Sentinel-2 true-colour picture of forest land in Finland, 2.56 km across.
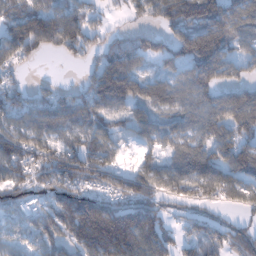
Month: January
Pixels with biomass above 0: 79%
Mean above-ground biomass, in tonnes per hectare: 105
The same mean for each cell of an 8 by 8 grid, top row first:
86 117 102 23 69 133 171 116
115 74 104 93 94 114 156 68
35 14 28 202 102 81 112 60
96 109 122 101 79 95 129 164
127 97 117 74 56 87 117 110
98 112 137 95 105 125 161 86
100 81 200 153 162 45 44 54
46 79 160 270 181 77 113 108
